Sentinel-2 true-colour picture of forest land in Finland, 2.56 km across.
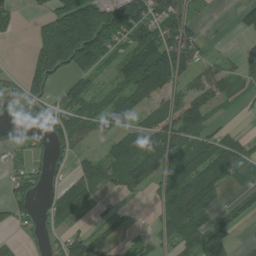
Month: July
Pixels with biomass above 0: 62%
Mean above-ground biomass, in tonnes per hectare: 76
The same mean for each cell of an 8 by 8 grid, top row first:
46 89 221 157 129 100 11 47
0 199 256 88 130 153 24 29
46 124 89 41 150 91 89 38
45 61 108 97 67 134 78 11
57 60 48 55 83 99 71 72
53 56 89 62 72 86 100 31
75 49 78 18 7 100 76 54
25 30 69 28 25 75 92 10
